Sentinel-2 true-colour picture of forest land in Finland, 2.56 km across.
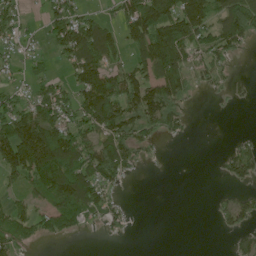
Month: June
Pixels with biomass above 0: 55%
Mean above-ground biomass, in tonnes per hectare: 66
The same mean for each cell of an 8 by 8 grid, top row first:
53 52 66 32 160 135 105 146
38 30 140 98 113 154 80 49
19 44 84 98 101 120 40 18
95 111 93 137 143 64 1 2
163 181 101 108 56 8 0 29
61 154 100 74 6 0 1 65
46 61 102 50 0 0 3 63
64 33 8 9 0 0 0 40
